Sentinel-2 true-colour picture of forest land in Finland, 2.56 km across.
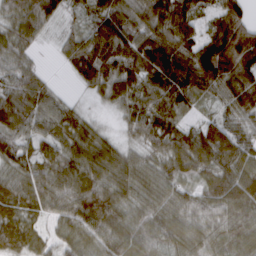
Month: March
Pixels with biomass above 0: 93%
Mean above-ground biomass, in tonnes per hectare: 83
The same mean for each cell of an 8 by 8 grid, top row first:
72 65 31 106 81 110 43 74
63 6 85 114 114 132 124 159
74 26 51 90 93 155 113 113
113 66 34 20 90 88 24 79
75 57 86 46 49 99 146 92
65 68 98 79 77 65 75 123
87 61 109 105 84 93 81 113
106 49 69 100 98 84 82 107
